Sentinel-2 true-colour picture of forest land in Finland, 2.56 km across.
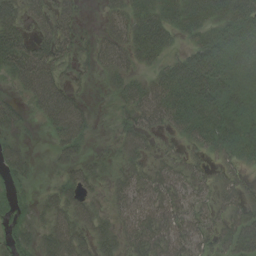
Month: August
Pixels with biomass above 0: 76%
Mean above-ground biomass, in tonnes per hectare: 43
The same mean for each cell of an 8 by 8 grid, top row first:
53 55 26 26 49 51 49 53
72 58 28 50 54 21 57 40
41 79 18 25 32 70 69 29
25 62 48 9 53 60 59 38
16 12 39 16 47 22 53 52
27 6 41 28 52 51 38 30
22 38 54 24 56 52 31 50
36 54 59 47 80 67 39 72
